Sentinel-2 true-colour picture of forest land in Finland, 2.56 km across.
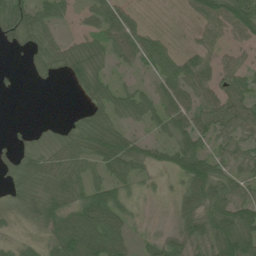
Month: June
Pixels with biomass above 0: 75%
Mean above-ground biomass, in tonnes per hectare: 50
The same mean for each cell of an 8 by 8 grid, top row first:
78 58 19 57 13 5 69 97
24 57 54 54 60 22 39 24
4 18 60 37 13 70 49 50
0 0 20 66 56 68 57 72
15 26 70 105 38 69 40 41
35 60 56 57 31 40 108 41
39 69 81 86 7 32 81 89
17 35 123 86 18 51 75 123
